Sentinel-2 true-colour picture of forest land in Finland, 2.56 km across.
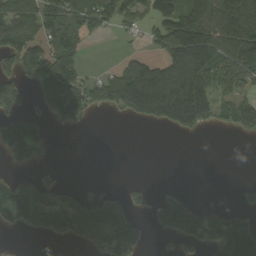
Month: August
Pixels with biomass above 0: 49%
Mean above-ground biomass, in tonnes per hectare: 83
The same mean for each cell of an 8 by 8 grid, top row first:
112 122 140 118 78 129 137 161
149 149 87 1 31 173 165 205
113 112 81 99 180 130 154 137
79 54 76 33 89 134 119 117
176 37 0 0 0 0 0 1
36 17 0 0 2 0 0 0
175 119 94 102 29 131 45 39
0 22 61 154 48 50 119 189
